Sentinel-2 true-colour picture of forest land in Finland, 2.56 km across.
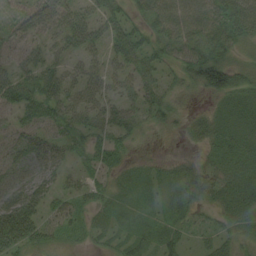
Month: August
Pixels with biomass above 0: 80%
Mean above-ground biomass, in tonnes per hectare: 36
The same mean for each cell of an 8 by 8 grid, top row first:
28 45 49 44 31 59 55 59
33 34 46 39 40 41 59 25
57 50 48 35 39 24 66 31
40 46 56 44 34 18 18 35
30 43 26 44 8 3 26 32
31 44 19 22 21 32 35 28
97 36 28 24 20 29 18 30
76 40 15 14 24 25 17 23
